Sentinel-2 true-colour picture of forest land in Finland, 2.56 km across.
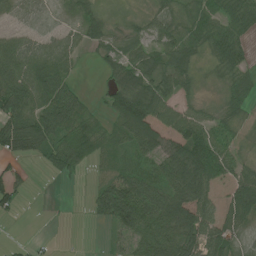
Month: July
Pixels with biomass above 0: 76%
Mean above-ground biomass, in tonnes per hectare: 57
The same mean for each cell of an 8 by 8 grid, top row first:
29 16 38 14 28 48 55 64
72 51 37 41 51 84 58 71
96 100 13 36 72 80 10 42
91 101 72 66 124 79 28 34
101 68 96 50 83 69 102 26
41 14 17 41 67 102 108 69
34 0 1 106 97 94 62 101
5 4 0 16 85 91 72 44
